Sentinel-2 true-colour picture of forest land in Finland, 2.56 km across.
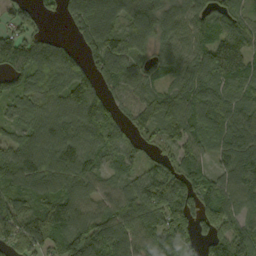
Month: September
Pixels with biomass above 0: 90%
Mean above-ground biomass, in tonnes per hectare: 95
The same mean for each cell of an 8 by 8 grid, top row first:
67 25 115 108 124 94 74 80
116 93 59 117 59 99 100 113
74 79 102 76 69 71 98 89
57 103 135 87 84 129 106 94
71 112 113 72 39 75 80 130
123 131 119 49 85 137 75 144
90 96 110 85 108 124 102 75
97 105 129 134 93 89 83 117
